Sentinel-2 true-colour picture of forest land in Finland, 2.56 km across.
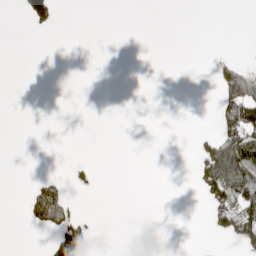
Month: May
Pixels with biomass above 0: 12%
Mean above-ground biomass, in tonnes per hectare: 16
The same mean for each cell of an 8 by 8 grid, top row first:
2 64 0 0 0 0 0 0
0 0 0 0 0 0 0 0
0 0 0 0 0 0 2 125
0 0 0 0 0 0 0 99
0 0 0 0 0 0 38 102
0 11 9 0 0 0 83 92
0 127 8 0 0 0 21 74
0 15 112 0 0 0 2 44
